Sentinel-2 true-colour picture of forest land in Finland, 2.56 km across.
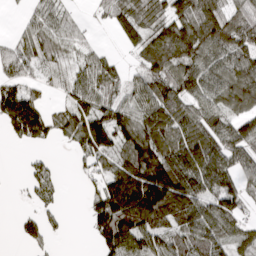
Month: March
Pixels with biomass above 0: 75%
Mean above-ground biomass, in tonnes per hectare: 78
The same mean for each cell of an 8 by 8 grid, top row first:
6 57 15 63 103 104 130 80
55 59 36 8 80 144 106 96
65 29 55 56 76 101 81 106
178 61 111 101 94 95 77 56
21 31 76 103 132 108 108 57
2 57 14 91 152 139 97 62
5 32 5 180 194 147 86 66
16 35 0 130 118 86 106 69
